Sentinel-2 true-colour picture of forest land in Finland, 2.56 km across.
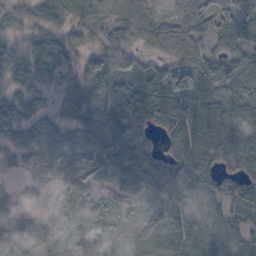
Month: October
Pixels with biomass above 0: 88%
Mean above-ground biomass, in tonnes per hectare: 51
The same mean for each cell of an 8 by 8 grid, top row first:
34 44 50 61 56 59 56 59
56 78 36 57 27 53 35 51
42 43 53 69 46 56 45 52
51 29 54 56 87 73 78 65
51 35 28 71 48 69 87 74
14 27 55 59 83 70 58 54
24 19 26 20 34 57 48 74
80 52 47 21 30 33 28 60
